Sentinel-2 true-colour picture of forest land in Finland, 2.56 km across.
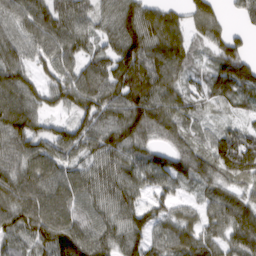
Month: March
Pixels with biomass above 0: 93%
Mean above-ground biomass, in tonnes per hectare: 89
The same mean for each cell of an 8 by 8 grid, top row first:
101 121 88 75 105 41 95 28
93 98 78 81 129 105 55 63
108 60 111 125 133 87 56 110
123 53 86 112 136 94 32 30
103 95 98 112 80 72 56 58
104 105 78 102 88 95 72 83
129 121 86 87 75 58 58 98
79 123 130 98 78 94 76 115
